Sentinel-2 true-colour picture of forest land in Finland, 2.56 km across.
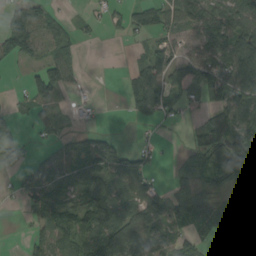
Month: August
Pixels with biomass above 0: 59%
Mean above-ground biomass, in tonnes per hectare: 53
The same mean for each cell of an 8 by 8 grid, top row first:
73 40 9 19 57 57 75 69
89 62 21 0 24 34 76 99
2 98 32 0 73 66 77 85
13 20 8 0 60 30 36 92
18 19 71 56 15 2 111 99
20 58 87 89 61 21 63 80
4 100 83 95 82 81 67 31
1 81 70 136 127 57 27 6
